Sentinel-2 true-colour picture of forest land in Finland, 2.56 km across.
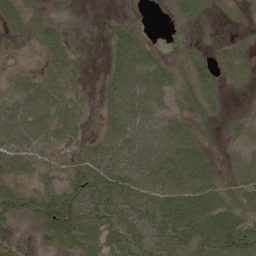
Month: June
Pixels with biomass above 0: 79%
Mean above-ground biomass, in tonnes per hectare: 52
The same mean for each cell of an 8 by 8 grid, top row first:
34 30 3 5 4 33 21 8
12 34 7 41 53 6 19 29
23 39 12 48 72 44 58 26
52 64 36 47 59 40 50 8
58 35 33 55 66 84 29 27
53 38 79 88 82 83 69 51
62 88 97 97 83 112 115 74
10 43 90 83 81 94 116 117
